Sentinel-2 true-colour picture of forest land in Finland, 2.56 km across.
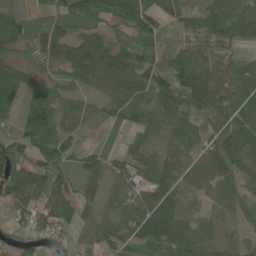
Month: June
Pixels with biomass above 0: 88%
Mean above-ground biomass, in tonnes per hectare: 72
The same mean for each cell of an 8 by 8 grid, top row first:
63 77 95 90 101 55 61 83
68 99 90 79 99 76 75 40
100 69 64 65 98 116 84 76
68 119 59 51 63 87 91 81
79 123 50 31 61 58 72 90
84 95 43 44 65 66 62 68
61 72 63 35 91 71 36 52
46 53 51 69 103 89 57 43
